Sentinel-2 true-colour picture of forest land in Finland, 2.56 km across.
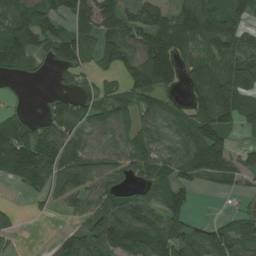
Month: July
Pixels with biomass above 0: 74%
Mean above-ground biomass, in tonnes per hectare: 76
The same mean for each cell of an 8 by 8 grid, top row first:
90 84 95 95 110 99 110 72
92 52 76 82 103 104 59 78
20 7 27 31 136 68 122 100
22 35 60 86 80 54 130 122
120 88 84 72 88 50 162 21
59 79 111 75 68 81 81 58
14 21 54 112 97 85 0 20
18 8 102 120 111 101 114 91
